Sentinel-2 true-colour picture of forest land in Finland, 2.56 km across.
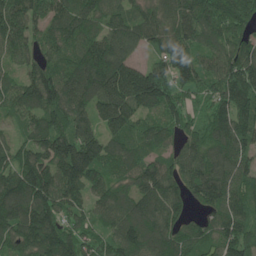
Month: June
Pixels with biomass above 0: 95%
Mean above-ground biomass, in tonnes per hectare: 144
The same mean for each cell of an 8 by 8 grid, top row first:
179 139 154 105 113 139 190 199
117 117 145 164 78 207 97 127
87 184 171 244 212 169 111 201
104 160 151 195 108 102 99 170
90 169 238 112 93 81 138 144
155 179 195 117 143 121 164 134
198 197 111 126 143 99 107 122
156 185 129 108 151 128 111 148
